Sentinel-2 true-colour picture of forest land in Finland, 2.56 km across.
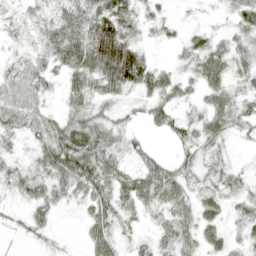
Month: April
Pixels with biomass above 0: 82%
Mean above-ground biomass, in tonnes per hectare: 32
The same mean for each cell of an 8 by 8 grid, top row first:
21 28 55 81 23 7 4 31
17 40 63 94 21 13 33 23
40 28 38 65 55 28 39 21
49 24 32 20 24 30 29 23
11 51 69 36 17 28 27 7
23 40 73 50 43 37 25 20
11 33 18 43 29 53 29 21
7 11 8 45 15 52 29 20
